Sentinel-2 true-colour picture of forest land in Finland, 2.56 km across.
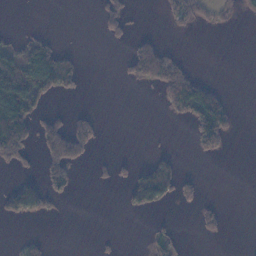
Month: November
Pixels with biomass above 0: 24%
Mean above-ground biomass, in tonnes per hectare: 32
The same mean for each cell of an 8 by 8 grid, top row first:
0 0 0 50 2 45 30 18
39 72 8 4 72 14 0 0
104 105 30 1 66 103 26 0
136 37 22 0 0 29 126 5
109 89 87 0 1 1 56 0
24 59 10 21 91 80 1 0
83 38 0 0 55 10 22 0
9 14 0 7 9 32 11 0
